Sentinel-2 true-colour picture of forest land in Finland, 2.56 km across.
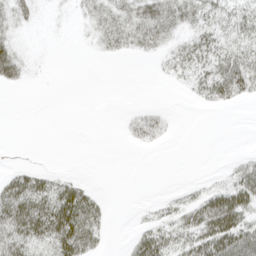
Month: April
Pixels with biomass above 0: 43%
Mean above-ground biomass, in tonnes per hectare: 17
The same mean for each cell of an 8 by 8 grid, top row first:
27 2 10 27 37 40 26 25
21 0 1 15 20 17 32 26
21 0 0 0 0 9 36 46
0 0 0 0 15 2 3 2
0 0 0 0 13 1 0 0
23 19 6 0 0 0 3 25
50 49 58 5 4 17 42 46
38 39 49 3 30 28 48 51
